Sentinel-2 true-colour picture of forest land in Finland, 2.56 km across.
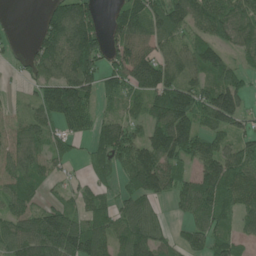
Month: June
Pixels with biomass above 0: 78%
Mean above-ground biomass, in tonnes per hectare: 90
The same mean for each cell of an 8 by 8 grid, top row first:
2 88 138 49 129 109 114 88
14 111 154 85 79 71 107 78
15 102 134 97 139 111 85 77
25 105 139 42 73 180 134 96
70 67 28 109 111 148 93 77
78 54 24 60 177 91 133 107
72 72 58 66 80 32 105 72
110 152 145 93 123 48 83 50
